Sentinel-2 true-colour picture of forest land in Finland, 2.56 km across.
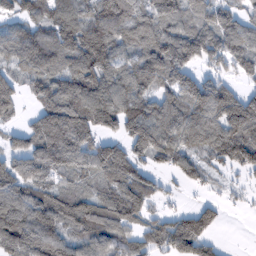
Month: February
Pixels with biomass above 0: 82%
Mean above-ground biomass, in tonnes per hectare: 98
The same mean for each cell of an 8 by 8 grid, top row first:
62 84 111 156 116 125 92 78
106 102 124 117 109 147 125 123
85 96 132 106 110 107 68 47
57 144 160 141 107 120 138 153
65 185 138 55 43 89 79 137
128 98 76 108 75 41 37 29
147 136 84 92 87 22 48 12
156 162 83 75 74 115 69 0
